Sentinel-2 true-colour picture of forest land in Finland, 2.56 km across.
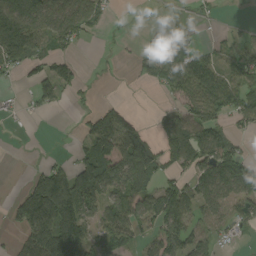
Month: September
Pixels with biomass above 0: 57%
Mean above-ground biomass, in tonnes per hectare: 56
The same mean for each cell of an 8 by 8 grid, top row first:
129 92 84 10 1 10 9 2
126 43 19 3 32 124 29 40
14 60 27 1 36 96 91 78
8 17 10 54 3 45 80 72
0 0 25 96 84 92 96 23
0 73 91 99 107 46 80 77
46 143 99 83 82 111 58 52
26 135 106 90 29 62 34 17
